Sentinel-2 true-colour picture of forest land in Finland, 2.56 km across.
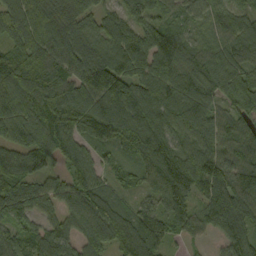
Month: September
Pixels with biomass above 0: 94%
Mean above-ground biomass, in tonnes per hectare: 97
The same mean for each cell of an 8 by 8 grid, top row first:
111 114 105 69 71 69 74 77
84 118 131 108 94 78 82 97
128 107 122 179 96 92 111 95
113 141 135 132 117 102 77 79
83 115 84 76 124 88 93 99
113 69 99 42 71 126 135 115
106 61 114 110 65 89 49 98
72 108 84 119 139 45 30 104
